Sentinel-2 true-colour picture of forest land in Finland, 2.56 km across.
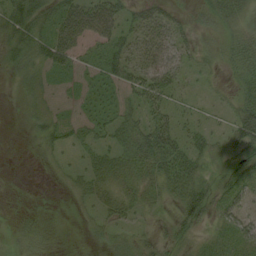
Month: August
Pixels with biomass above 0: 65%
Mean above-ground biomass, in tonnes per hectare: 26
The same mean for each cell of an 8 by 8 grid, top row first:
48 34 59 53 34 28 22 29
35 40 26 33 40 41 16 25
11 18 16 27 55 32 8 20
3 23 10 21 32 27 7 36
1 16 21 23 46 46 31 42
1 3 19 34 30 55 24 34
2 1 9 23 17 29 44 37
14 8 2 20 19 27 18 40
